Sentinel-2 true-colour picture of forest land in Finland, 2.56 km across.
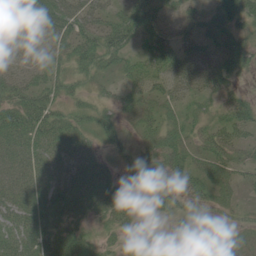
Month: June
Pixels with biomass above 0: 73%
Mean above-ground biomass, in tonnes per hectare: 34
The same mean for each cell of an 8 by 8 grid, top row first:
57 65 56 38 57 18 30 48
43 28 48 62 29 39 42 42
35 28 21 17 41 47 38 16
53 46 23 20 33 20 20 42
50 46 38 23 24 35 30 34
47 50 41 26 30 33 26 20
43 47 29 49 15 31 22 14
45 48 33 16 30 6 1 14
